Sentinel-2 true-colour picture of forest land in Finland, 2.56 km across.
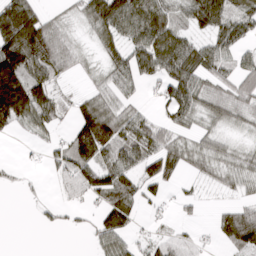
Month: March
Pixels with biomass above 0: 68%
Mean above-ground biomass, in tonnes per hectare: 55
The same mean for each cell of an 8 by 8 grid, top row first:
133 34 35 108 105 57 102 62
150 97 24 49 72 80 53 40
209 73 11 51 39 100 54 61
166 67 59 63 23 57 52 47
2 21 115 88 62 44 37 21
13 10 80 78 58 33 27 44
0 13 21 96 20 20 6 50
0 0 1 65 18 37 9 101
